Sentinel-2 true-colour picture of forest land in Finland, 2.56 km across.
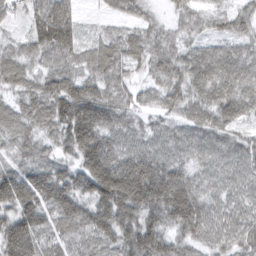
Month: March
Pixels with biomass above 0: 96%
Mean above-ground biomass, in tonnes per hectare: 90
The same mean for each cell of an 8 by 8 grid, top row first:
44 122 41 41 46 34 44 55
49 107 61 74 73 59 50 48
74 81 88 71 37 78 91 82
66 97 154 102 49 61 74 68
68 54 162 98 73 74 78 59
106 131 132 220 185 115 72 77
127 130 141 175 143 162 83 76
165 87 86 106 145 76 67 79
